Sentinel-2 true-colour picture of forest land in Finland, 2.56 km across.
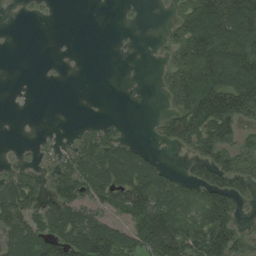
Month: August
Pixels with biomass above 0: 54%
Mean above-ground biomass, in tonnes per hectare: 65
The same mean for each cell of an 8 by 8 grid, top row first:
1 3 0 0 4 45 173 175
0 0 0 1 1 71 193 154
0 1 0 0 1 81 137 155
0 0 0 0 0 69 174 138
3 11 44 81 14 55 107 63
51 38 94 119 129 26 78 88
110 64 88 66 129 92 105 43
88 97 110 125 102 133 148 59
